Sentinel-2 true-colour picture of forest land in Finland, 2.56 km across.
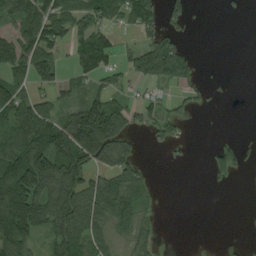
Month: August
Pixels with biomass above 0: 53%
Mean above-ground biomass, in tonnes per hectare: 58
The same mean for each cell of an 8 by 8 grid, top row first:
77 118 62 50 70 25 0 4
98 90 56 59 73 75 0 0
77 59 37 40 51 70 7 0
100 75 105 133 49 31 7 0
98 107 153 111 12 25 6 23
159 128 101 74 34 0 20 12
187 106 115 83 37 0 0 2
149 58 87 48 44 0 0 15
